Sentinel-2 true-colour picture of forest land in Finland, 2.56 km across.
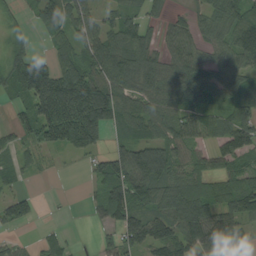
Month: August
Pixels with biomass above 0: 76%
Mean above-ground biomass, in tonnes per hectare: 89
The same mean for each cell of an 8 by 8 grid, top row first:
20 93 87 52 54 32 81 99
58 31 73 109 106 82 66 126
117 202 140 122 115 111 101 81
40 205 219 126 85 82 72 103
45 92 109 42 104 95 60 131
42 7 4 133 145 93 95 91
75 1 3 118 107 129 119 120
22 34 5 45 153 133 132 94
